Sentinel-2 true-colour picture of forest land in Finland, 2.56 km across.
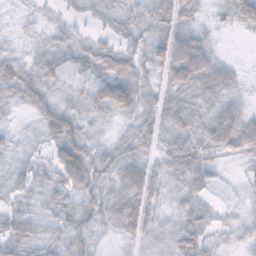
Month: November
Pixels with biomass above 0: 88%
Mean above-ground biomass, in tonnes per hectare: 36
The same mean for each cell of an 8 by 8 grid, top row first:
8 12 17 32 33 62 18 53
13 27 33 39 33 80 40 1
66 40 29 74 37 55 58 19
16 52 37 44 41 40 37 38
18 32 56 29 36 39 42 55
33 31 78 43 48 33 32 10
29 32 48 50 51 21 23 11
53 35 46 12 25 39 30 17
